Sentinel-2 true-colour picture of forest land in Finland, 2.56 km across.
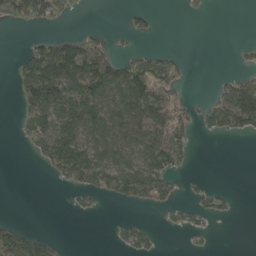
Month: May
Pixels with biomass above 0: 39%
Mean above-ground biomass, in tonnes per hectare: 48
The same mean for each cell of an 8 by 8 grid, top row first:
87 85 6 0 23 0 3 0
3 87 84 39 12 7 0 13
44 146 119 107 115 83 2 50
23 137 95 89 91 72 52 181
8 127 120 86 79 72 0 1
0 18 126 111 95 36 4 0
0 0 15 4 27 32 43 4
104 32 0 9 38 0 10 0
